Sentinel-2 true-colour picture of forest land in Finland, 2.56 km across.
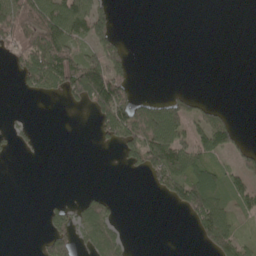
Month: May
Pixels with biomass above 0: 35%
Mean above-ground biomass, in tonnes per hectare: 41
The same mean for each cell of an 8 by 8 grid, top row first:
98 116 110 42 0 0 0 0
58 123 64 84 0 0 0 0
21 96 124 137 0 0 0 0
2 0 13 146 86 69 42 1
15 1 0 33 111 95 81 30
0 0 0 0 30 99 81 53
0 16 41 30 0 29 109 39
0 47 40 79 0 0 66 52
